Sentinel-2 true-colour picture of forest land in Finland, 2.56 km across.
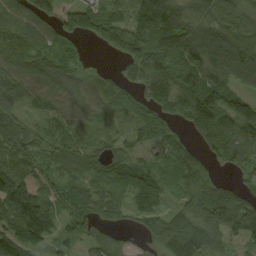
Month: September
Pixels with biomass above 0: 88%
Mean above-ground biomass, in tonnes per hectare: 83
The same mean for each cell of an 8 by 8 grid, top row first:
91 92 136 87 139 122 79 93
131 86 29 82 145 109 148 150
93 95 63 40 93 102 94 77
60 59 71 71 65 62 140 139
92 66 61 50 47 57 56 105
118 63 57 69 52 47 51 33
145 100 81 76 67 51 79 93
106 78 59 44 32 106 81 42
